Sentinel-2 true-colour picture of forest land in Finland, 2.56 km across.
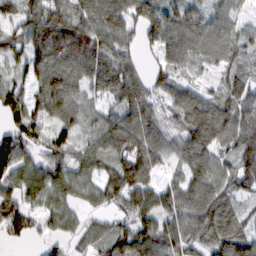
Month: February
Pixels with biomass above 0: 87%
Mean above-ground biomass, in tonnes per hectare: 80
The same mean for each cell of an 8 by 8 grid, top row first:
56 130 77 90 102 88 63 33
49 120 121 65 45 87 85 78
48 89 77 126 68 61 26 77
88 72 64 69 110 75 119 94
98 95 61 99 119 67 110 106
71 74 58 95 107 36 98 104
93 46 37 47 86 88 128 61
41 28 35 89 103 82 90 117
